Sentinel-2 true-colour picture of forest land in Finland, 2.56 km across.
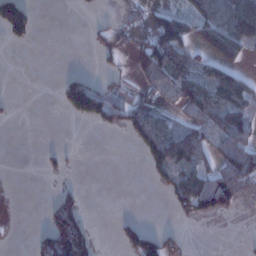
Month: January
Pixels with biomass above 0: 38%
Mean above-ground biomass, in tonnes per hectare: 43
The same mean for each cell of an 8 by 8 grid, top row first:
149 0 2 9 35 71 89 125
9 0 0 30 62 81 63 66
0 0 55 22 42 65 55 56
5 0 96 65 83 33 69 65
0 2 1 0 81 124 61 102
1 13 2 0 11 86 75 106
1 29 59 0 0 31 80 18
2 96 124 12 110 18 0 3
